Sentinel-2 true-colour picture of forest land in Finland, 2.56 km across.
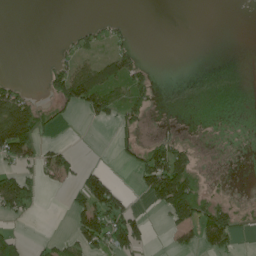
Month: June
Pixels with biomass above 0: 32%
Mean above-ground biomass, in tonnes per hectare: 32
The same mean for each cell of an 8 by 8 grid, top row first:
0 0 0 6 0 0 0 0
0 0 30 32 4 0 0 0
16 32 102 67 45 0 0 0
156 28 31 50 34 0 0 0
168 24 1 11 29 48 1 0
70 39 49 31 63 142 11 0
59 1 57 96 11 102 62 23
45 14 62 76 33 23 69 17
